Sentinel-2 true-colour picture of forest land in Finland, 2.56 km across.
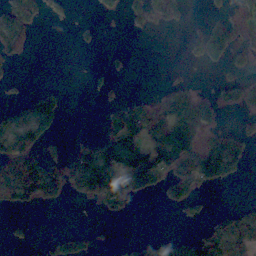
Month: November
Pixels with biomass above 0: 35%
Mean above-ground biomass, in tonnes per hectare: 50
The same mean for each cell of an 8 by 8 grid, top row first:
79 24 1 10 38 39 19 35
64 0 8 6 0 0 90 42
8 0 0 14 0 11 1 30
30 104 0 40 95 172 59 27
105 40 33 86 102 209 92 69
128 147 126 183 126 111 105 27
45 11 1 42 0 28 11 26
13 21 43 3 22 33 81 83
